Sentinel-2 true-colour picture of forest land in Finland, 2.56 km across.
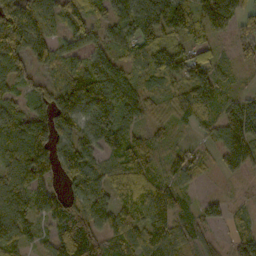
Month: October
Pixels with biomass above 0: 86%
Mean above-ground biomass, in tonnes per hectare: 84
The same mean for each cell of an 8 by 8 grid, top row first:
150 96 86 80 172 140 115 72
127 86 64 68 76 37 55 36
79 43 116 142 67 78 122 16
64 109 143 105 79 62 86 63
91 168 107 87 88 42 30 125
98 95 118 67 92 91 17 24
92 95 103 90 92 81 10 21
102 53 143 80 93 75 26 68
